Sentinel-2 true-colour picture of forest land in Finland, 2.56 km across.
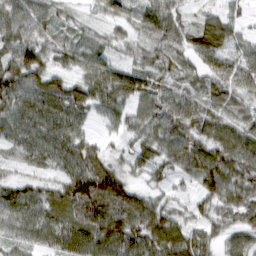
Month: March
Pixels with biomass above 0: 95%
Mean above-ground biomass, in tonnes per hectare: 67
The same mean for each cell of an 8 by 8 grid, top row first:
76 55 23 51 72 59 31 27
71 50 53 39 52 74 82 43
91 64 39 75 68 54 61 82
83 90 64 60 58 82 64 53
57 78 67 19 60 83 92 95
33 38 112 74 39 41 94 82
97 85 116 103 66 42 43 71
52 68 97 110 93 97 49 64
